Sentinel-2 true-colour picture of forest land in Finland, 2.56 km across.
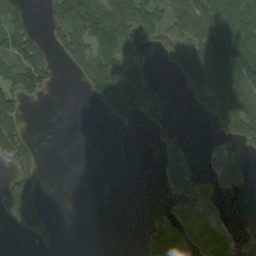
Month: August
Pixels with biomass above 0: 45%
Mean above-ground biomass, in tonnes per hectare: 51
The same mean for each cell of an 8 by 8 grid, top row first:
65 35 114 113 93 78 119 112
97 46 91 80 42 75 130 171
88 52 36 150 66 22 115 140
70 0 0 56 44 2 50 135
106 0 0 0 0 38 9 43
61 0 0 0 0 69 21 18
86 14 0 0 4 27 38 0
4 21 0 0 38 95 64 25
